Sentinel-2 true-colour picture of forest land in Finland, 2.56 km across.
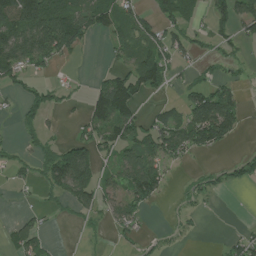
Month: July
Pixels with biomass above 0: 49%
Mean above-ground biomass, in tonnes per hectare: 57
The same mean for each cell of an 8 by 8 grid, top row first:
151 167 108 70 52 75 55 95
115 119 57 32 67 70 25 28
60 26 6 68 99 21 47 22
27 71 22 157 26 37 189 74
18 43 77 80 70 104 91 9
21 93 150 37 129 8 27 44
5 21 66 42 51 15 8 0
62 26 4 12 19 9 1 47
